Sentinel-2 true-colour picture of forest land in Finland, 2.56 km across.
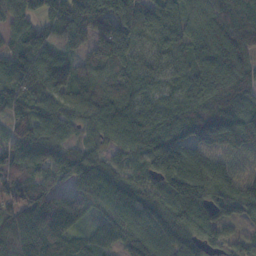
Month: November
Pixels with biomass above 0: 95%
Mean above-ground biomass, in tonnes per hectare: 94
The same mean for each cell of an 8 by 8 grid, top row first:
93 104 164 146 88 83 104 97
78 98 58 141 55 84 117 103
109 122 86 85 77 47 116 126
72 85 86 95 84 87 121 105
78 89 49 83 96 128 103 108
62 77 102 85 74 133 110 64
87 120 80 108 101 112 104 111
110 112 48 58 108 85 76 48
